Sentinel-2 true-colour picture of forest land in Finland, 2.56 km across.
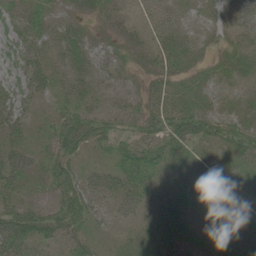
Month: June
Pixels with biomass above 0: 81%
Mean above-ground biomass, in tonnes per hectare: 30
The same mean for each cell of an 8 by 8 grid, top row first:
30 25 21 24 21 22 20 43
27 25 31 23 28 30 14 28
24 32 32 23 14 26 23 28
34 12 43 26 30 44 40 28
26 20 46 29 47 48 31 46
33 28 38 38 48 27 27 28
36 29 57 35 30 30 22 17
56 28 31 12 29 19 14 22
